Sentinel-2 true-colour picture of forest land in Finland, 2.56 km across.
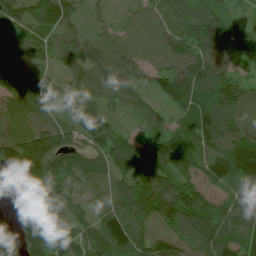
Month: July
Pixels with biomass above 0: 95%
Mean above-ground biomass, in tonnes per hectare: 86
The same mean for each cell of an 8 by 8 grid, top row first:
76 126 51 39 66 88 96 30
62 70 77 84 81 92 91 89
100 74 77 97 56 109 98 53
91 75 79 47 63 57 102 99
141 137 70 93 63 88 89 112
144 117 84 87 87 86 61 107
90 79 53 80 95 118 80 90
93 106 71 100 75 82 107 95
